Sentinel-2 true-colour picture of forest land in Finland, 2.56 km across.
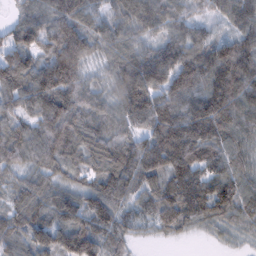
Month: February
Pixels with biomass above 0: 95%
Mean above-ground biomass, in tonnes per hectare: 92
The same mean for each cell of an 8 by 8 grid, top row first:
43 96 91 65 95 71 40 95
100 92 135 70 66 95 96 121
110 134 86 58 141 116 124 146
69 110 91 61 114 116 162 116
104 108 95 90 86 165 126 76
41 59 51 116 98 114 98 82
76 88 102 101 65 131 110 88
93 105 156 72 11 20 12 20
